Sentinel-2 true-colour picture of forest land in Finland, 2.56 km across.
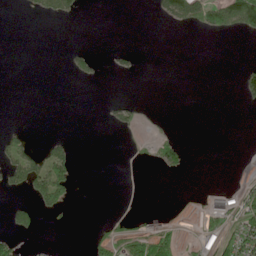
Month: June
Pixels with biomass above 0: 17%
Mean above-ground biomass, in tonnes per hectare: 20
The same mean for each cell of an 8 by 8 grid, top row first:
0 32 10 0 0 63 87 128
0 0 7 7 0 0 0 0
0 0 10 2 0 0 0 18
0 0 0 16 5 0 0 1
42 21 1 0 4 29 0 0
53 114 5 0 0 7 0 17
38 43 0 2 4 19 52 46
27 1 0 83 94 55 49 79
